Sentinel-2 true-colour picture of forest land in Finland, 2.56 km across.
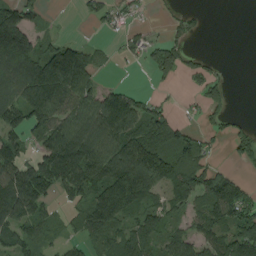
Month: August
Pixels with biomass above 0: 65%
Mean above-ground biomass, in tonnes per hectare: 86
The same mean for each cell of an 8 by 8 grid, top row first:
130 17 20 46 13 21 4 0
229 72 75 11 55 75 2 0
150 217 130 10 2 31 59 0
117 129 125 165 95 18 54 7
100 119 196 141 140 121 40 65
138 143 140 151 183 129 117 38
154 51 69 181 94 49 122 130
92 39 45 87 92 70 87 113
